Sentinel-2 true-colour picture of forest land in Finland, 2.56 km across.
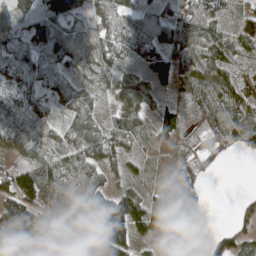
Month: May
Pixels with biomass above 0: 85%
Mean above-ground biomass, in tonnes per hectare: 74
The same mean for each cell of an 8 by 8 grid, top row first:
60 78 41 66 53 84 75 45
58 81 85 81 67 100 105 86
44 45 44 63 76 58 99 79
63 35 57 40 71 65 101 95
74 44 77 84 33 45 55 59
129 116 107 35 25 64 28 0
115 134 144 129 98 109 20 27
109 125 123 158 35 126 29 59
